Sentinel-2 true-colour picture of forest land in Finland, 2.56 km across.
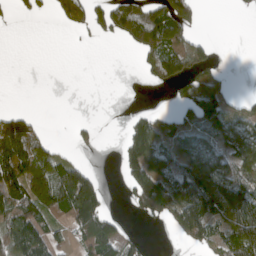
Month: April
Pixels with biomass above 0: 48%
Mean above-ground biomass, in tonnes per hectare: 56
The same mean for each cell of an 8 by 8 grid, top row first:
18 18 67 105 95 86 1 3
0 0 5 1 70 79 33 0
0 0 0 0 15 58 61 0
40 0 0 0 21 29 96 31
141 45 15 1 116 46 62 72
129 117 133 0 108 92 131 67
108 90 146 10 52 109 120 143
118 74 64 107 21 28 61 132
